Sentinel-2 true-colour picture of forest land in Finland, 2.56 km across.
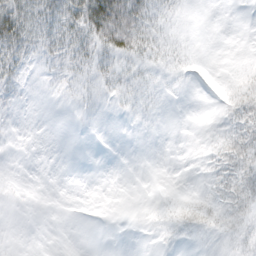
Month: March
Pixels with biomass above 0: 42%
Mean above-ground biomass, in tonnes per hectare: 10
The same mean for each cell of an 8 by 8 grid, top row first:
42 27 43 75 34 10 0 0
29 22 28 36 24 7 0 0
16 4 9 14 9 4 2 14
4 0 3 3 4 0 1 23
1 0 0 0 0 0 6 29
1 0 0 0 0 0 7 28
1 0 0 0 1 11 17 21
0 0 0 0 0 5 5 10
